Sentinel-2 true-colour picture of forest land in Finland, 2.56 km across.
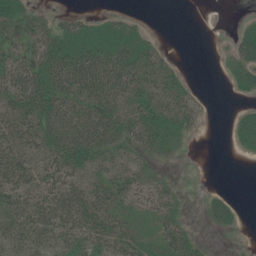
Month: July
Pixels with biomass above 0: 64%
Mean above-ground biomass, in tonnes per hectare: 36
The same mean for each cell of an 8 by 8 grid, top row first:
49 17 18 12 3 0 0 3
30 64 51 48 35 2 0 41
63 63 67 70 57 31 0 26
59 76 60 58 59 49 7 17
65 68 85 54 43 19 0 23
52 48 44 44 37 5 0 0
53 68 63 44 32 34 22 12
42 45 51 49 34 53 8 0
